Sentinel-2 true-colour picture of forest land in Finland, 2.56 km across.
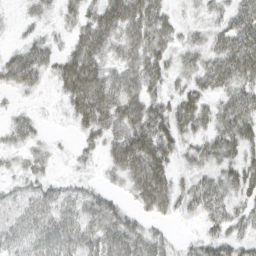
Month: March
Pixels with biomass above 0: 80%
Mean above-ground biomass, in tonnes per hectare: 44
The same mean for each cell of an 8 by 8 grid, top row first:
7 19 41 72 79 21 23 49
21 36 61 50 66 35 40 70
51 24 101 63 72 29 50 59
15 3 56 74 71 53 37 63
25 14 19 45 83 49 39 49
20 21 13 21 81 32 36 54
42 53 51 39 34 32 53 36
44 57 57 53 47 11 34 36
